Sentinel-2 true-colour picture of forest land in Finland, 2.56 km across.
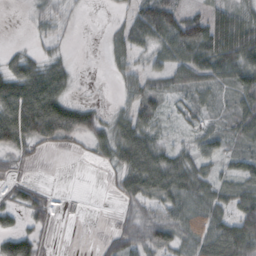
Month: October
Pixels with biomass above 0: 71%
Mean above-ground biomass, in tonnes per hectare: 45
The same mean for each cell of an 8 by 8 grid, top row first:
1 39 10 7 70 61 63 54
11 18 0 28 39 71 104 107
83 88 8 10 42 39 49 69
119 124 63 22 63 21 29 59
69 38 18 66 76 28 41 39
20 1 0 20 105 82 41 44
38 30 1 3 48 66 69 41
72 12 0 27 52 42 80 59
